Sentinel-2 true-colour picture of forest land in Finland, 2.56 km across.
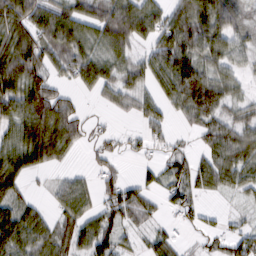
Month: February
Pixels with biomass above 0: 74%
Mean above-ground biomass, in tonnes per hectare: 63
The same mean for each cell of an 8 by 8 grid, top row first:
110 95 76 110 91 81 124 35
112 87 89 80 38 121 84 48
129 69 66 59 51 113 81 35
88 127 41 18 48 37 81 39
77 138 36 23 26 18 50 87
75 16 24 37 23 50 63 68
69 24 67 70 50 41 12 12
89 68 66 76 29 27 22 55
